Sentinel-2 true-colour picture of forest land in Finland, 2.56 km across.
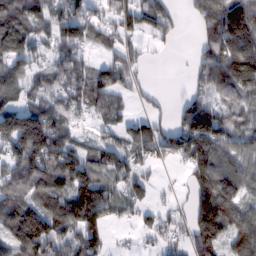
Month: February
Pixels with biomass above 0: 76%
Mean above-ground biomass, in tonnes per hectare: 87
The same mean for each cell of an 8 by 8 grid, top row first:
135 102 96 56 101 38 105 165
107 49 69 60 32 11 98 159
90 63 95 99 18 1 104 128
111 93 55 78 28 49 123 48
124 159 46 50 99 95 148 61
102 129 140 83 51 4 139 103
103 98 192 81 50 25 155 106
112 140 102 20 19 41 114 105
